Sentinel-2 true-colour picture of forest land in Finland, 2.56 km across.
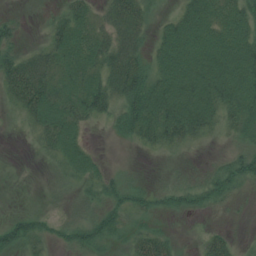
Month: July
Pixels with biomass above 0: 71%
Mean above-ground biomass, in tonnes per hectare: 37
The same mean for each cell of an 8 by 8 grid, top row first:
11 10 39 38 34 34 66 55
27 36 55 45 27 84 77 75
60 49 52 48 59 86 81 88
19 63 45 37 77 81 59 53
0 28 38 4 21 27 10 25
0 6 37 20 8 18 27 50
4 8 22 43 29 27 23 4
49 27 43 35 41 11 25 10
